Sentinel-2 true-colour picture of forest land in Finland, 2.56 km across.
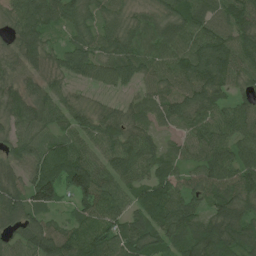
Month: June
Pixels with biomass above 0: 94%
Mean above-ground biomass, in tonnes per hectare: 74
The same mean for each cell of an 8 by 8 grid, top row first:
65 85 62 53 37 78 89 91
57 56 64 71 56 93 99 89
51 62 45 58 54 80 101 62
68 64 54 47 54 76 80 73
46 79 75 74 74 34 81 78
54 133 133 80 63 58 80 89
79 75 62 83 71 97 62 80
60 98 100 107 95 69 117 95
